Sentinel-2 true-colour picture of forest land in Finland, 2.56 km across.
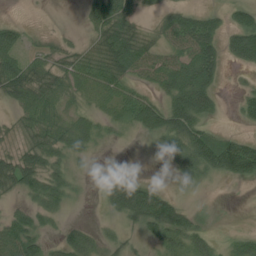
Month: July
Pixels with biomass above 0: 69%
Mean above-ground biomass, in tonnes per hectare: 40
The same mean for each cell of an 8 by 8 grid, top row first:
4 1 8 76 15 39 34 41
51 27 25 75 56 40 63 59
72 51 44 59 29 67 63 5
23 50 29 33 75 83 49 24
21 62 42 12 4 51 69 56
67 62 13 15 9 27 39 52
21 43 3 35 100 61 5 0
79 23 48 25 24 49 30 29
